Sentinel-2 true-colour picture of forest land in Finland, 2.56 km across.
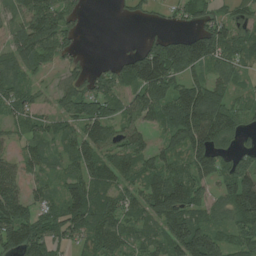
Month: July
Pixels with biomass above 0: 80%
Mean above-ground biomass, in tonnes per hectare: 78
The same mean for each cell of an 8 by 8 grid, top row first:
56 120 30 4 25 29 57 53
77 91 22 0 71 125 134 88
64 27 56 78 146 95 72 35
55 35 88 76 109 145 167 51
28 51 95 82 54 62 113 33
74 40 90 78 82 89 68 130
111 57 115 83 86 139 60 114
112 96 47 93 61 140 147 73
